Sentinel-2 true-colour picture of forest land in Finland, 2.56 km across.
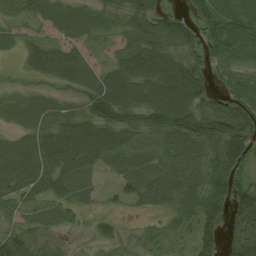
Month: August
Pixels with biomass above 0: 84%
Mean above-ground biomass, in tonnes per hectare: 52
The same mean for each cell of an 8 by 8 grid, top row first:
23 37 51 31 55 43 84 98
24 45 34 18 59 49 63 72
11 24 50 72 72 89 50 51
31 34 50 80 61 102 92 93
52 64 85 61 29 64 64 100
69 64 46 16 49 72 66 55
27 26 26 13 20 50 76 89
53 12 4 28 24 25 67 110
